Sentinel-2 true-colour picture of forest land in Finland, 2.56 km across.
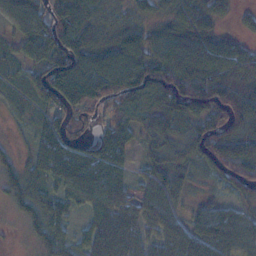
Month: November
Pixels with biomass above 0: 85%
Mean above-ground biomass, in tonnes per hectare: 63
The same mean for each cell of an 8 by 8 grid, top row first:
67 103 93 44 36 53 63 17
35 88 106 86 83 76 71 38
24 96 145 119 108 113 98 77
15 48 83 55 60 72 81 111
19 74 65 74 28 43 84 74
63 51 96 70 26 32 26 67
41 60 31 58 43 32 41 28
8 66 36 79 43 52 84 64
